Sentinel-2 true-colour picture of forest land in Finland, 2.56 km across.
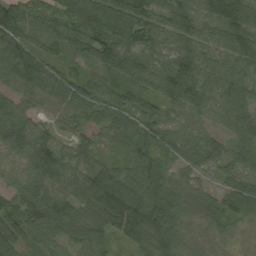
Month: August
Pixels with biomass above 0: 96%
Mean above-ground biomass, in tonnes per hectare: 69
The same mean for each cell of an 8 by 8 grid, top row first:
107 56 100 103 86 82 71 98
105 49 64 99 79 57 39 77
82 91 56 60 62 91 65 60
76 45 57 60 59 38 52 68
100 81 46 46 64 61 53 55
39 102 68 90 87 32 23 51
69 88 66 145 117 66 56 80
66 73 65 44 90 71 28 16
